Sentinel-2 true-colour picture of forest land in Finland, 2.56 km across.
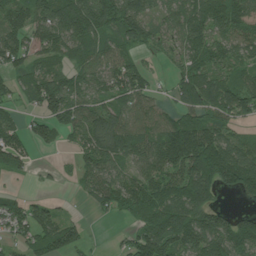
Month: July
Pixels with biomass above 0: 79%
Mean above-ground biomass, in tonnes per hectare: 78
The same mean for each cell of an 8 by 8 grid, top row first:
86 97 126 99 86 75 103 101
92 84 63 53 43 41 77 76
49 100 62 79 66 38 73 60
30 81 78 89 66 55 79 92
87 41 57 117 87 170 150 60
24 7 46 79 85 97 169 164
50 45 8 64 97 94 108 17
44 108 51 8 105 113 123 136
